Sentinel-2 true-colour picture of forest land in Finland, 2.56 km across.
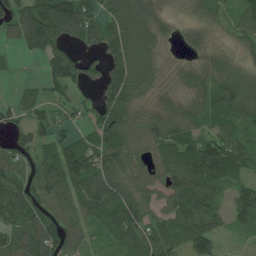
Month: July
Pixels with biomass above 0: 83%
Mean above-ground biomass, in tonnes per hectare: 75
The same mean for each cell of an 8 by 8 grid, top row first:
93 174 152 80 87 18 42 57
27 99 55 91 88 14 51 37
10 68 84 85 79 30 66 76
43 46 45 92 49 62 69 85
59 70 60 96 62 88 90 80
80 86 102 94 58 93 113 51
108 89 81 123 71 86 106 77
83 116 56 61 98 65 102 14
